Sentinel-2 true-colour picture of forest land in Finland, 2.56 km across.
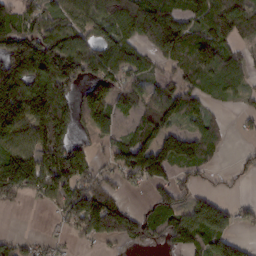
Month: February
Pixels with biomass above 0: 70%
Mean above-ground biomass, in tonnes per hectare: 94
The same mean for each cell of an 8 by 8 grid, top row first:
93 75 83 113 160 121 109 102
135 146 121 123 66 136 115 46
199 181 90 102 67 80 76 51
209 225 113 97 82 94 41 21
99 153 65 53 129 117 58 8
180 118 124 48 113 62 27 25
17 23 133 140 54 106 120 35
45 29 29 60 86 84 143 58
